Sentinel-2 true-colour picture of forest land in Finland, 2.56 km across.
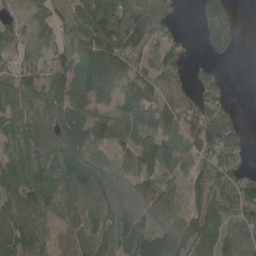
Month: May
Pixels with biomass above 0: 84%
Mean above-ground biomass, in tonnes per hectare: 84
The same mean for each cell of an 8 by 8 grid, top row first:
23 39 112 185 129 33 127 33
37 34 95 123 95 49 74 28
62 96 112 128 100 84 56 0
80 94 103 59 106 104 94 17
62 82 140 79 83 90 111 71
92 75 128 104 88 47 90 71
108 86 67 95 98 41 94 126
116 58 51 62 127 115 93 84
